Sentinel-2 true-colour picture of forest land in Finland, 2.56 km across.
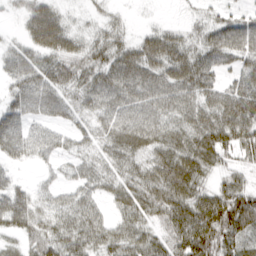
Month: March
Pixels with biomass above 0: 89%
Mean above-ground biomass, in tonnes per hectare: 63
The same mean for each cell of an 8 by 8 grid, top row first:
19 70 10 18 3 3 26 35
29 63 43 54 62 68 58 66
47 66 60 70 77 75 63 63
95 53 39 63 71 64 78 121
136 49 31 61 76 75 96 77
29 17 49 54 67 113 48 39
129 49 74 41 76 93 102 111
39 89 85 75 74 78 99 66
